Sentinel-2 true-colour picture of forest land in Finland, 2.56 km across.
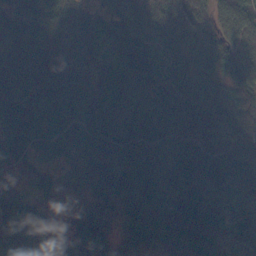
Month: October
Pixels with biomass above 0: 99%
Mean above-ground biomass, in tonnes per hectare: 60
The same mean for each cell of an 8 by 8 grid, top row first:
81 70 65 53 57 72 61 77
75 73 54 20 58 38 58 69
105 124 81 45 66 70 46 61
92 46 47 46 39 85 84 54
58 36 51 60 56 62 86 75
25 31 49 59 49 67 69 64
47 51 56 48 34 59 75 62
66 66 67 32 27 61 71 59
